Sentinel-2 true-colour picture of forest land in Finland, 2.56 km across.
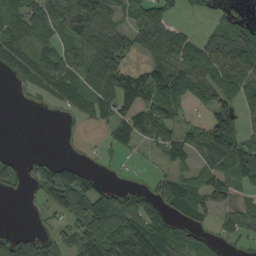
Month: September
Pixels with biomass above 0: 64%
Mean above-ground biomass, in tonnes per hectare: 57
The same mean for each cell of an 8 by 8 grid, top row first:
69 81 98 62 76 28 15 28
76 58 55 79 56 99 66 78
25 75 62 62 90 99 86 85
0 5 31 57 71 46 20 37
0 0 4 39 31 78 54 63
34 69 80 5 5 48 75 70
0 37 104 103 59 75 62 56
105 52 98 121 119 83 34 34
